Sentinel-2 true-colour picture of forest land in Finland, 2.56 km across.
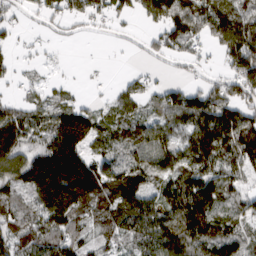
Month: March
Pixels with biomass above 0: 77%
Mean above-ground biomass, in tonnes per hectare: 83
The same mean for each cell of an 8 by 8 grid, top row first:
31 41 55 43 57 131 114 98
24 19 5 7 24 64 37 155
21 19 5 11 43 26 41 93
73 64 98 44 52 108 125 93
101 106 157 63 109 94 139 138
111 237 257 108 101 116 113 62
73 143 100 92 112 128 131 70
70 98 54 41 102 110 106 79
